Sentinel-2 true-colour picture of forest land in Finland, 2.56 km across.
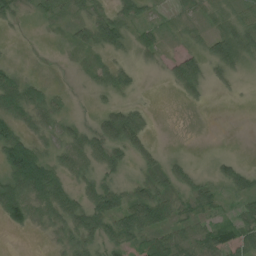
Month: July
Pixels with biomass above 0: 72%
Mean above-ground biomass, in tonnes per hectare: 36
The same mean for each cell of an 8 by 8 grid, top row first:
21 27 31 50 34 16 29 41
1 1 27 44 33 15 36 70
46 9 3 43 4 43 39 10
59 42 3 41 27 1 3 0
102 25 51 66 35 1 1 0
106 91 42 24 27 43 18 47
76 55 64 73 101 40 35 26
0 8 48 52 48 51 49 54
